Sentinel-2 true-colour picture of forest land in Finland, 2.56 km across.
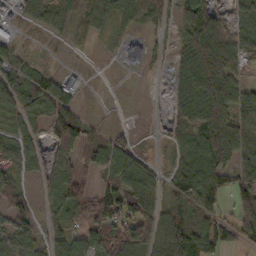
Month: October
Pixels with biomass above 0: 71%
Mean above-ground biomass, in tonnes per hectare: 49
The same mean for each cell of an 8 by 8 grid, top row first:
26 10 32 34 31 40 61 51
35 6 5 3 51 26 107 59
84 66 24 1 1 29 100 36
66 81 31 0 1 30 79 48
66 50 91 61 4 20 97 61
46 40 62 56 68 50 83 57
56 20 54 84 89 53 42 35
61 45 63 83 94 81 64 30
